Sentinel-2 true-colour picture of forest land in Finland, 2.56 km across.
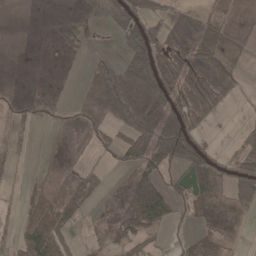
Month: May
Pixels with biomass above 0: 53%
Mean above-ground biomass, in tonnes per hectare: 36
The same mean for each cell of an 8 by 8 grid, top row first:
0 14 33 36 55 23 24 17
4 10 4 3 78 60 76 35
3 4 4 66 79 74 67 28
22 15 37 72 81 79 52 1
9 1 15 35 80 118 36 35
4 12 24 5 37 26 63 62
11 69 36 16 68 30 30 26
35 108 12 38 49 8 45 9
